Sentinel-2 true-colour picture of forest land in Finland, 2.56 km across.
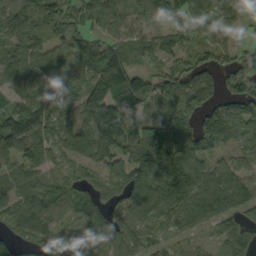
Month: September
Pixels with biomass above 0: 84%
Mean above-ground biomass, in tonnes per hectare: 81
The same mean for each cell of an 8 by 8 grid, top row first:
88 102 60 56 57 67 70 42
76 76 76 94 57 65 61 38
58 49 54 150 81 82 78 77
90 74 85 129 48 106 92 62
103 83 95 137 176 160 112 45
70 51 54 60 91 173 101 92
75 87 66 59 82 95 131 100
60 65 51 102 48 36 25 89
